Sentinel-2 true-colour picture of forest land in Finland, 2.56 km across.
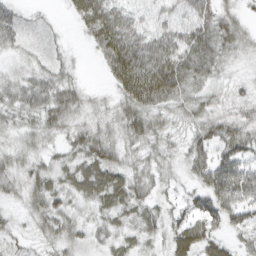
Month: March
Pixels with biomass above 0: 86%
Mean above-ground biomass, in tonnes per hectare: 41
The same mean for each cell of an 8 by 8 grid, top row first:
38 8 46 80 33 41 59 24
27 20 5 88 85 75 75 35
32 41 12 45 108 82 39 13
37 54 32 30 64 28 34 27
21 22 42 46 41 22 50 52
35 39 43 49 33 17 64 85
18 43 21 40 33 22 61 58
24 28 29 27 22 43 45 25
